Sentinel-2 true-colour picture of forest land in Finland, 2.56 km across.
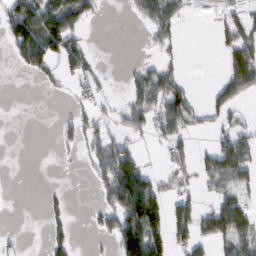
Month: February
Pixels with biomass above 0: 40%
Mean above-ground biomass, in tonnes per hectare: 37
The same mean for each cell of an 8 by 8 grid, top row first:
108 82 60 1 24 30 2 33
69 99 39 0 6 13 0 69
0 27 29 6 49 36 2 82
0 0 30 17 59 70 26 18
0 0 33 52 10 35 14 66
0 0 3 88 72 27 48 65
0 18 0 59 163 49 29 64
10 32 4 33 160 52 37 60
